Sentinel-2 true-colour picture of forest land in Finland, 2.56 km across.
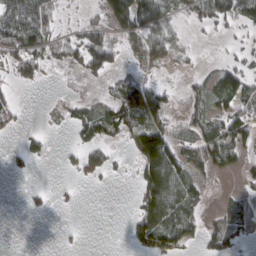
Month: March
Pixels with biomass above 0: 50%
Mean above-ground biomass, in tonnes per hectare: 36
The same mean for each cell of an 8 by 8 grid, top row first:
81 55 7 64 76 15 56 57
83 42 60 63 67 31 1 10
37 10 10 17 34 2 27 61
28 2 25 48 64 12 35 52
8 19 42 28 107 61 83 67
9 0 23 15 62 93 23 19
0 9 7 0 57 81 16 32
0 0 4 0 60 60 44 36
